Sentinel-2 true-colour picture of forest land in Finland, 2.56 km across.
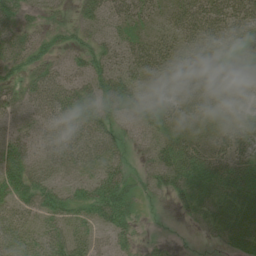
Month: June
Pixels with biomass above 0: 83%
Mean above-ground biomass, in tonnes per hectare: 44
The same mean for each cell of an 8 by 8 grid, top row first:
45 20 36 38 34 38 62 58
50 35 38 39 45 32 32 39
32 58 44 63 35 31 46 40
36 62 107 69 58 38 39 30
57 50 74 60 31 50 38 47
72 49 49 68 22 47 44 47
50 58 50 80 11 14 30 38
60 56 49 32 14 6 7 31
